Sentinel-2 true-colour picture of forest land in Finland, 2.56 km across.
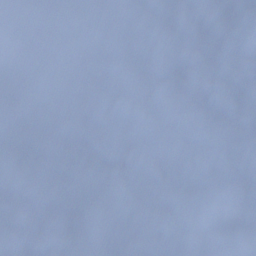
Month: December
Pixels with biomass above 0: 77%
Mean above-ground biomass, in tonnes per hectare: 90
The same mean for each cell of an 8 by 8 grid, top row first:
139 54 27 82 106 32 85 60
126 113 102 94 66 63 49 51
71 93 114 113 83 111 79 97
77 139 67 95 177 141 93 77
68 127 100 92 128 127 71 70
109 147 177 169 80 50 43 61
81 145 144 93 5 32 59 39
125 121 115 83 16 14 106 60
